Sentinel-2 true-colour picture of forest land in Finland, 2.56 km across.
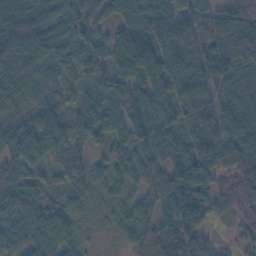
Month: November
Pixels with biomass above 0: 95%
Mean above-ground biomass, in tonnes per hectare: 82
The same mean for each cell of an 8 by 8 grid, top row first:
112 74 97 69 108 146 84 51
125 89 81 75 118 183 137 65
59 49 51 92 92 158 147 84
35 74 72 76 114 82 149 97
62 81 53 48 70 68 195 117
57 32 58 56 59 94 129 123
56 51 43 39 62 82 58 82
66 86 40 12 73 71 43 28
